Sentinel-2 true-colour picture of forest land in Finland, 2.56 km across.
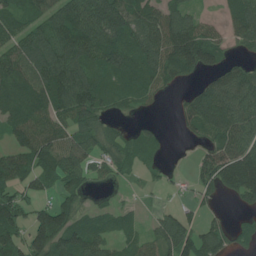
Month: July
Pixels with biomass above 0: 74%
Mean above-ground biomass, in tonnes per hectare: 75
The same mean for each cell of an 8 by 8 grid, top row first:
90 90 121 138 99 80 22 85
90 110 120 100 117 133 106 34
110 119 97 86 93 51 41 97
100 101 100 43 16 27 110 104
73 96 72 57 65 2 50 107
80 72 76 33 25 7 67 140
79 60 57 33 13 29 23 23
74 121 109 60 52 109 78 39
